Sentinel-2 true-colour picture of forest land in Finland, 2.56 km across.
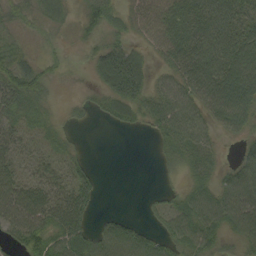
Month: September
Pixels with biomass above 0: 78%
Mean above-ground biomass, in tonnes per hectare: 41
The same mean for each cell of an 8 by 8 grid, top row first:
32 34 28 38 38 57 86 63
40 13 12 35 17 58 84 79
64 33 7 40 29 46 86 87
49 27 12 32 40 52 46 71
40 28 11 0 0 46 30 19
42 36 51 0 0 12 34 70
64 61 61 2 6 36 57 71
33 71 71 66 47 43 48 36
